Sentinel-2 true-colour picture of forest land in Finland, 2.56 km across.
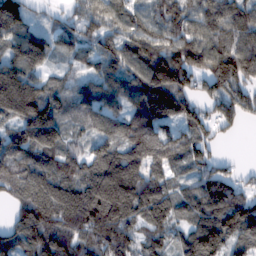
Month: February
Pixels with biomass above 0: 91%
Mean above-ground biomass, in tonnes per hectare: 132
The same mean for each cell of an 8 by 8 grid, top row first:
182 33 102 134 105 139 136 130
130 112 76 141 164 186 168 151
226 71 58 126 164 183 127 146
179 153 88 103 144 136 89 126
130 166 60 124 149 124 99 3
114 155 141 218 160 63 119 50
89 185 188 204 158 112 157 161
143 178 132 165 116 81 194 124
